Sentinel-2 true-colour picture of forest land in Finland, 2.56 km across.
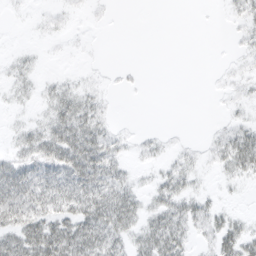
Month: March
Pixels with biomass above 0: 51%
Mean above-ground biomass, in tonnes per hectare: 16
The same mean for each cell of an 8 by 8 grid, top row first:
1 4 2 2 0 0 0 13
3 1 1 0 0 0 0 6
12 6 6 2 1 0 1 7
4 16 34 5 0 0 0 6
13 35 44 20 7 4 7 36
42 34 47 31 4 23 4 17
43 34 41 47 20 30 21 3
37 53 50 37 29 36 13 30
